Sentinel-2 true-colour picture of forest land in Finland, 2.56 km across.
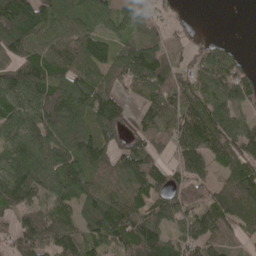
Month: May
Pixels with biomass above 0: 85%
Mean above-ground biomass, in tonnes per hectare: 102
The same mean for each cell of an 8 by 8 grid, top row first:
215 117 99 76 63 19 0 1
127 112 128 74 102 40 51 12
123 136 103 86 160 95 109 99
100 142 116 99 79 115 111 75
101 139 146 68 77 98 131 122
122 118 109 90 134 69 68 131
98 89 102 151 102 124 127 114
103 126 118 121 194 88 117 44
